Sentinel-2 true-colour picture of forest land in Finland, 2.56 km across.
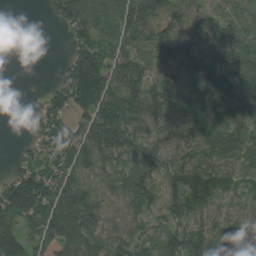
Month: August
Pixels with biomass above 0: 83%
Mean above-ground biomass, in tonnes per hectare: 88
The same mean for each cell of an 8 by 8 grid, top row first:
0 29 123 95 132 86 53 79
0 0 109 85 84 136 78 92
0 9 204 119 89 89 131 94
8 120 81 140 103 69 88 99
8 71 93 140 81 69 106 94
82 100 91 85 102 93 114 56
132 117 157 63 84 94 86 49
119 135 144 75 74 106 93 82
